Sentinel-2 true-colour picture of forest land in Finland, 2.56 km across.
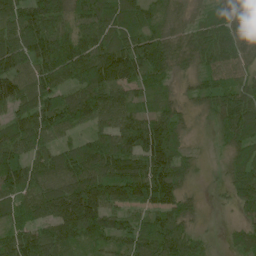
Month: June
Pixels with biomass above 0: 91%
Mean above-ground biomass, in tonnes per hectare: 87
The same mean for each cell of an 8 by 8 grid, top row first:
106 123 86 88 58 49 35 82
99 127 101 101 131 69 87 92
101 92 98 129 80 36 47 63
86 118 117 104 47 52 46 128
99 67 50 105 128 67 5 69
102 96 126 141 141 98 7 67
69 129 205 106 83 84 13 50
110 105 86 90 99 115 30 55
